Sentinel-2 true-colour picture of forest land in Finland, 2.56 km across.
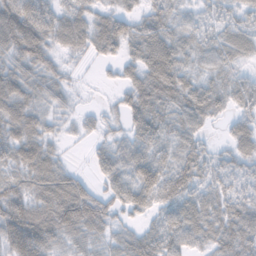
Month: November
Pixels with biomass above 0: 88%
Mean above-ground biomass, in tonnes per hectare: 53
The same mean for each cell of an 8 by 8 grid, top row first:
95 60 52 29 35 33 29 40
71 51 41 37 57 51 44 58
68 46 6 10 57 52 38 36
78 31 18 15 87 55 56 38
77 42 6 40 73 46 24 54
44 87 32 57 54 79 52 42
98 92 121 46 37 48 48 67
132 86 50 37 65 29 43 92
